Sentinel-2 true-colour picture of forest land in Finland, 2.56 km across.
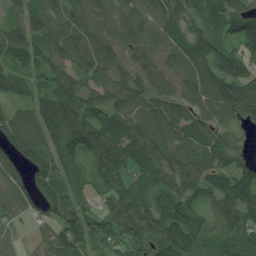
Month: July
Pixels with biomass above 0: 91%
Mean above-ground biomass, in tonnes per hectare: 107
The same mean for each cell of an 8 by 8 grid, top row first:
60 101 96 87 88 91 90 105
111 105 116 93 100 86 107 89
102 88 90 109 110 98 120 157
81 172 175 132 134 109 78 135
133 124 174 181 172 116 101 30
72 123 45 162 81 126 118 105
53 90 91 121 130 132 77 124
23 58 105 81 118 177 84 100
